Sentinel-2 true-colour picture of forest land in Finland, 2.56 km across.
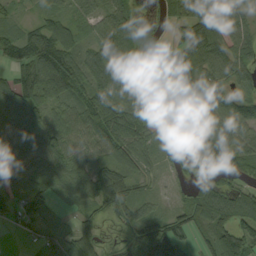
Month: September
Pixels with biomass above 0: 84%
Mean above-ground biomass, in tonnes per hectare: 77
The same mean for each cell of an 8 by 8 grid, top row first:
29 55 46 81 15 60 108 85
93 153 67 111 44 61 153 99
84 155 97 88 48 77 128 70
111 78 95 118 66 71 105 118
76 94 78 101 73 79 119 71
55 73 86 101 39 22 79 58
53 40 33 61 49 38 101 99
5 51 92 16 94 79 65 104
